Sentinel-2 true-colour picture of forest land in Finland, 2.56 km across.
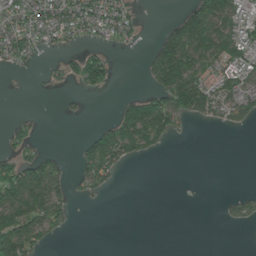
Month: June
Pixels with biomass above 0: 42%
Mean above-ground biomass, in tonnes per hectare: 56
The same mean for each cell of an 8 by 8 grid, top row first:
82 89 106 88 14 39 186 85
97 30 34 24 17 199 132 128
3 15 76 34 19 204 95 106
6 1 9 26 207 127 88 73
45 7 30 132 89 6 0 0
130 130 41 43 0 0 0 0
143 117 3 0 0 0 0 46
154 35 0 0 0 0 0 0
